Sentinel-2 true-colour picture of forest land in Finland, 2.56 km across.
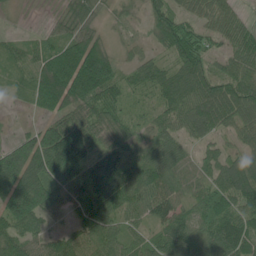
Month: June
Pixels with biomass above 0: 89%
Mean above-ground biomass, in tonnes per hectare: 72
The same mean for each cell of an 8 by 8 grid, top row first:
12 18 70 25 47 65 55 32
38 60 100 43 24 92 43 67
36 118 138 96 65 87 81 74
6 50 74 71 29 65 99 72
56 130 144 67 37 46 31 36
116 109 111 122 91 59 48 101
143 81 76 91 82 61 86 88
91 64 75 72 54 86 95 124
